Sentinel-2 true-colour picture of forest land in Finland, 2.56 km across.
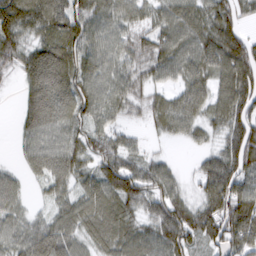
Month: March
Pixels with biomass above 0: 88%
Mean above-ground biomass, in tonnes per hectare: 74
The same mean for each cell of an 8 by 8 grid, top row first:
126 121 101 84 60 85 80 63
85 75 90 71 67 89 105 98
23 90 85 76 60 48 71 109
22 105 78 60 41 82 60 88
23 86 77 73 21 18 32 104
28 68 56 100 89 37 82 96
53 33 68 78 60 93 71 114
74 109 59 74 70 105 59 96
